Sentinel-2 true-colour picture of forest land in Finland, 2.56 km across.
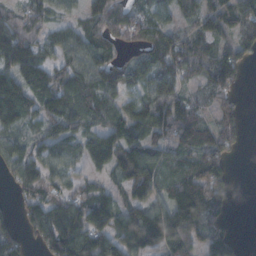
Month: October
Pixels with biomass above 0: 80%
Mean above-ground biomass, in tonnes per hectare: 89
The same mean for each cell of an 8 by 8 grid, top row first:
68 59 52 119 61 46 91 101
162 72 81 66 75 131 75 92
128 104 100 69 76 118 82 60
132 103 107 75 78 128 38 49
76 77 72 92 112 112 105 43
67 63 39 70 164 83 134 0
34 108 123 109 137 153 124 0
51 105 144 117 146 130 73 17
